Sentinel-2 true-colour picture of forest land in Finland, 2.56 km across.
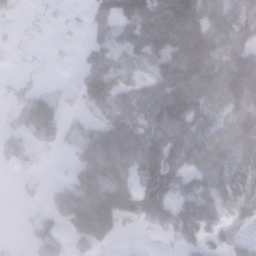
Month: January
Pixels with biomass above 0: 68%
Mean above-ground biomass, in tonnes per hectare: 87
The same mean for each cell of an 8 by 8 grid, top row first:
17 9 9 121 160 239 106 90
10 4 17 80 106 175 154 131
19 3 65 108 62 133 138 180
58 133 33 70 88 137 91 106
71 44 75 145 129 117 106 107
17 6 109 144 89 97 93 85
6 59 186 192 97 111 98 83
0 86 119 65 2 69 64 36
